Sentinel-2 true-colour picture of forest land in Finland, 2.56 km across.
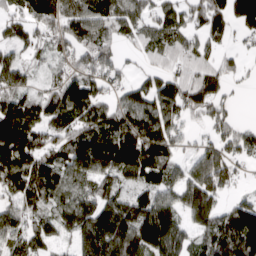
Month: April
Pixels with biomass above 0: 82%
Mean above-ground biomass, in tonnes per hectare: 130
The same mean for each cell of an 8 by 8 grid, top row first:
86 140 160 134 98 135 166 176
87 79 140 97 64 92 79 36
107 50 83 74 57 106 127 33
201 130 124 131 165 110 107 16
263 113 189 230 222 87 93 103
190 183 126 134 135 103 251 52
114 111 149 168 192 157 216 126
103 96 141 205 209 170 102 208
